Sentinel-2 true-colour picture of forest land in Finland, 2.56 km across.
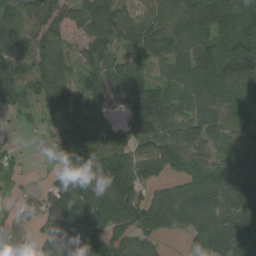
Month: August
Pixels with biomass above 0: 85%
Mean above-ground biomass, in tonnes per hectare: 91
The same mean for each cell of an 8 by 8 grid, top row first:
121 95 152 96 59 99 137 234
116 108 51 66 78 79 113 197
113 103 55 71 134 57 125 125
50 45 70 35 210 86 88 61
15 31 106 51 80 108 79 73
31 21 94 129 59 38 92 84
33 111 144 116 118 124 109 106
82 99 130 66 70 12 83 110
